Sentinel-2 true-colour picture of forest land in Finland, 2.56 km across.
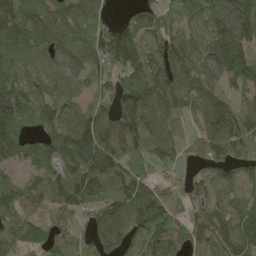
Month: May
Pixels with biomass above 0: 89%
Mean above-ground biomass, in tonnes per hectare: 106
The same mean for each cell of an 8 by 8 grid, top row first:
121 106 110 32 72 67 112 140
108 96 106 204 110 154 119 153
110 67 55 123 156 137 85 100
171 98 70 128 134 87 115 97
144 106 204 141 113 78 90 118
43 91 160 131 91 36 69 74
115 72 88 110 186 58 91 69
95 81 54 105 116 91 79 116
